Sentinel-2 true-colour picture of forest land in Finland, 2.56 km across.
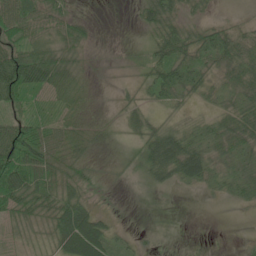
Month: June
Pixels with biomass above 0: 72%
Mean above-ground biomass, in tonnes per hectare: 31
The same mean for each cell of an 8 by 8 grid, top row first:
65 45 13 0 29 31 11 6
48 40 23 0 11 66 49 47
90 68 27 1 17 46 25 39
26 17 25 4 20 15 13 42
90 67 40 4 31 54 31 32
95 61 23 3 21 45 35 28
53 44 37 11 1 1 1 10
20 21 96 37 9 0 0 3
